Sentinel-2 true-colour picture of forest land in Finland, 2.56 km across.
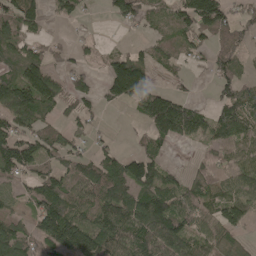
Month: May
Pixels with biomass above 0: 68%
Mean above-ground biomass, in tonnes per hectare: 83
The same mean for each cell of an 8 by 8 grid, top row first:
109 44 37 42 66 84 153 44
84 39 29 21 40 69 62 61
114 130 42 150 144 23 22 81
139 58 55 8 108 161 54 122
132 86 33 24 40 38 48 93
75 86 97 115 130 34 68 88
29 135 81 119 140 103 69 97
115 127 198 127 117 130 89 52
